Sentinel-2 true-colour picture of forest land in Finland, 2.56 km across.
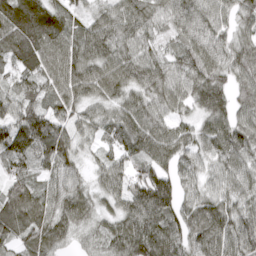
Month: April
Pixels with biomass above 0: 95%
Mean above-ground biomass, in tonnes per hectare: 81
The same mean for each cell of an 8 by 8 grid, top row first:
120 107 45 78 76 83 93 69
100 108 92 91 65 58 101 75
57 85 109 97 85 85 104 65
84 77 65 57 86 55 93 64
104 118 48 53 81 92 87 93
70 56 46 68 82 81 61 79
103 77 86 48 119 90 92 64
71 97 34 76 111 76 126 91
